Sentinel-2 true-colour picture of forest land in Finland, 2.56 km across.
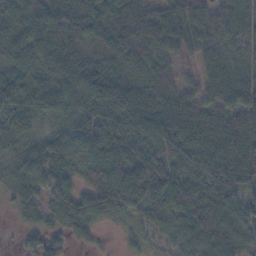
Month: November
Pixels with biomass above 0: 92%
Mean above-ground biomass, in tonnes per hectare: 62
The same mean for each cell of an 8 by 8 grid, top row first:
62 81 100 81 73 66 63 65
72 69 55 59 54 54 61 63
72 47 60 59 52 32 55 60
70 50 61 76 83 69 62 76
55 47 61 84 82 79 88 83
41 60 49 79 88 73 74 83
32 49 62 48 57 73 71 86
9 55 23 3 31 34 68 54
